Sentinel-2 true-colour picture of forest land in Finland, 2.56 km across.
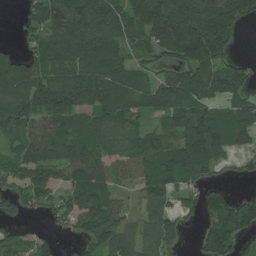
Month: July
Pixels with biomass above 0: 79%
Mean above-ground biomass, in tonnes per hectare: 102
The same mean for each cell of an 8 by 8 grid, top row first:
9 162 129 112 173 260 202 153
25 113 136 122 84 146 194 17
108 121 126 116 65 96 94 83
150 144 83 110 73 131 91 100
105 121 94 88 89 127 185 67
87 102 114 83 89 103 62 28
64 49 116 104 67 67 71 91
76 33 55 130 95 66 89 73
